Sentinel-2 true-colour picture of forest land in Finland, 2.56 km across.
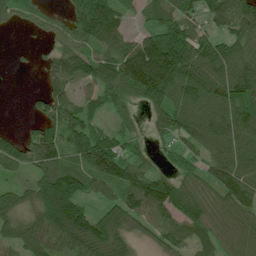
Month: July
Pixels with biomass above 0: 81%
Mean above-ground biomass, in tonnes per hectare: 91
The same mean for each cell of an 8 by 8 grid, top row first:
52 31 134 158 52 94 81 139
5 21 84 105 148 142 99 86
0 75 110 107 222 155 133 108
0 99 88 47 49 108 104 107
82 165 118 74 27 45 93 113
33 99 103 125 97 53 63 128
68 114 99 79 102 118 82 112
72 93 144 110 34 85 80 94
